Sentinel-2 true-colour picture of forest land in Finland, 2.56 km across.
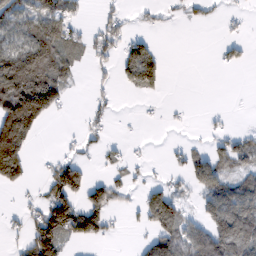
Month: February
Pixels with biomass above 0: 41%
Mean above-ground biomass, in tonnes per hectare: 51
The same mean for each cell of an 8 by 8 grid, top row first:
73 89 19 23 11 8 15 11
79 91 37 40 63 0 0 25
142 98 14 17 80 0 0 0
215 98 3 17 3 6 5 0
214 0 21 14 4 5 22 58
101 39 73 27 8 16 101 58
12 105 85 59 63 76 67 111
15 143 55 14 29 92 140 154
